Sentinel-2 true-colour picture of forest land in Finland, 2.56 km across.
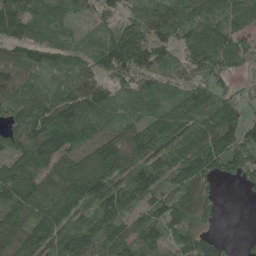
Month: May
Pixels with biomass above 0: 89%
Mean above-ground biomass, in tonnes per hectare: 100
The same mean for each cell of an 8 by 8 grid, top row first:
136 81 55 69 97 110 90 103
86 106 93 147 120 92 133 99
100 65 91 84 87 72 103 43
96 133 121 96 85 97 123 82
94 142 126 104 110 122 151 121
115 97 133 102 108 101 110 85
118 111 100 126 96 122 71 0
103 113 108 120 106 94 72 13
